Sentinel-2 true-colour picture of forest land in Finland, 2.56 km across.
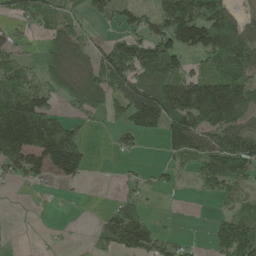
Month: May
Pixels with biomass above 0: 60%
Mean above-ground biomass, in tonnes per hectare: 83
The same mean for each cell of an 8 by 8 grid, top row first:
55 65 44 49 48 145 153 59
50 43 65 101 144 118 159 175
118 58 79 156 149 124 121 117
254 112 54 54 201 175 196 113
202 208 99 15 13 117 102 117
50 79 61 1 23 23 88 87
1 5 1 32 47 1 2 35
1 6 2 82 98 32 25 130
